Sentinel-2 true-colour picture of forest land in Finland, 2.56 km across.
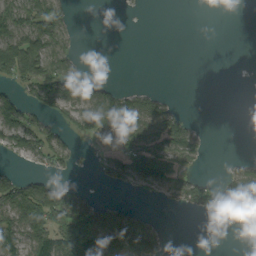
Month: September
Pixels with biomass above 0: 42%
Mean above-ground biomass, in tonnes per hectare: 39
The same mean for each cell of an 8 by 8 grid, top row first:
80 81 1 0 1 0 0 0
98 81 10 0 0 0 0 0
54 89 43 10 0 0 0 0
79 47 59 86 74 27 0 0
58 54 11 40 80 74 11 0
29 28 5 45 97 71 13 55
79 95 81 31 8 18 38 68
70 88 134 116 103 0 0 0
